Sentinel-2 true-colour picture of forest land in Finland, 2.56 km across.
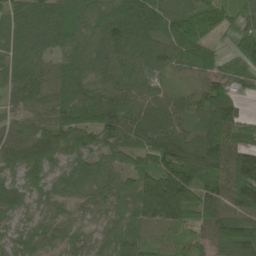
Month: June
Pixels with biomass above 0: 96%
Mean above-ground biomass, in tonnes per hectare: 92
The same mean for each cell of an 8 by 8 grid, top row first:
60 90 75 110 144 117 128 65
56 59 50 103 119 119 77 109
67 73 73 75 69 36 90 76
51 76 124 116 99 80 130 72
122 138 98 86 103 151 145 101
62 88 51 64 100 185 162 175
60 34 30 45 96 186 135 121
33 42 42 45 64 50 82 186
